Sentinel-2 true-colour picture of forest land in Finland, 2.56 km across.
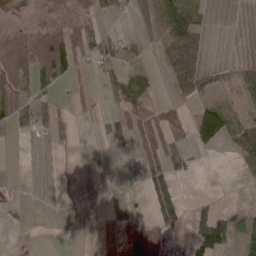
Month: May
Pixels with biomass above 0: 40%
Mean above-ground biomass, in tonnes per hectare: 31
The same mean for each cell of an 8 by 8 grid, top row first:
2 7 31 20 45 106 11 0
59 116 57 44 20 100 25 0
69 50 21 31 24 58 45 39
57 39 14 25 55 27 56 26
2 10 4 27 59 42 32 45
1 2 3 0 39 37 0 5
15 1 3 0 7 54 32 19
7 0 1 0 82 7 107 48
